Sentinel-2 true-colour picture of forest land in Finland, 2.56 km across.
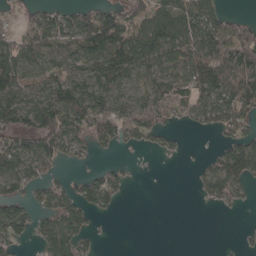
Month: April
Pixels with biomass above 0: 61%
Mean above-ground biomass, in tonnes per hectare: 68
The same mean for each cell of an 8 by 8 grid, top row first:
29 68 81 95 97 114 121 25
98 82 86 143 120 93 119 144
114 77 86 125 66 78 127 97
119 115 111 120 89 52 82 88
83 87 47 45 28 14 3 84
119 49 28 53 1 0 74 113
77 71 83 29 0 0 7 18
51 78 56 1 0 0 0 8
